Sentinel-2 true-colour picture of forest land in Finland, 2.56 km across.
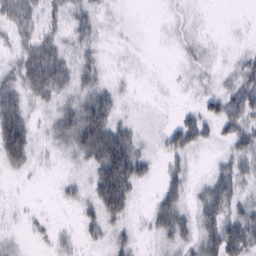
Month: February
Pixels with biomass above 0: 71%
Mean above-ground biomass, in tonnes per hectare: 25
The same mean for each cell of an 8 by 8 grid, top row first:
45 27 27 6 0 5 1 1
24 48 21 4 1 6 8 6
34 63 25 8 1 4 10 44
54 14 48 36 3 9 26 59
84 12 48 70 13 35 19 40
9 1 8 82 25 22 17 32
3 2 15 54 6 41 45 28
5 8 12 18 8 29 43 65
